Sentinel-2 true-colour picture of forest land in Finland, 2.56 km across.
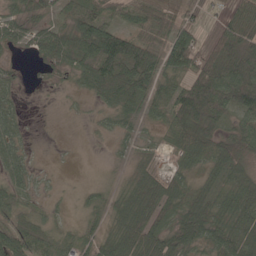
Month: May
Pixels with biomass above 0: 75%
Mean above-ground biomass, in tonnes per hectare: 47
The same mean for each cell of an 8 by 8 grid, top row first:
33 30 62 43 51 45 11 71
29 69 90 110 78 71 36 83
19 9 29 99 79 38 106 119
25 0 3 34 34 70 102 67
43 1 1 8 12 33 70 50
44 8 0 9 39 33 34 46
37 13 13 38 83 56 68 62
60 44 38 51 97 57 46 72
